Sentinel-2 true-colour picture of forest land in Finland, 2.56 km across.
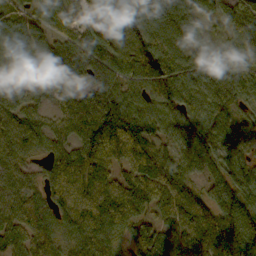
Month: October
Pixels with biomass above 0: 92%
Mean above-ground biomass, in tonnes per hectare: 72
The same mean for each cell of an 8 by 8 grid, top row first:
46 66 68 87 138 96 34 71
39 69 96 91 123 84 30 45
37 56 63 71 91 118 87 61
77 42 75 103 69 83 83 37
67 54 71 104 90 51 76 68
55 46 79 54 100 64 42 78
77 67 92 94 60 76 72 99
64 70 61 44 26 72 100 118
